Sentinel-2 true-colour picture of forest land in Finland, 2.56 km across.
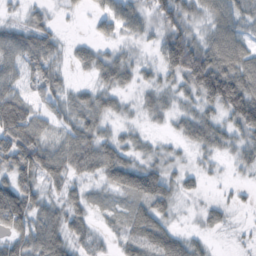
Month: October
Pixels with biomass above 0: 75%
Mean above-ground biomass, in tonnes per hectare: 40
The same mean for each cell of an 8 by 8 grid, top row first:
9 22 6 46 30 59 40 43
58 52 17 17 7 99 71 70
36 41 7 42 15 39 122 91
95 26 48 27 17 21 29 89
87 49 63 38 14 12 36 30
64 47 29 50 61 21 9 7
103 39 32 15 45 17 18 8
49 74 26 11 59 42 13 4
